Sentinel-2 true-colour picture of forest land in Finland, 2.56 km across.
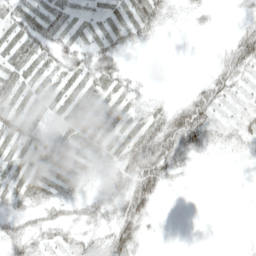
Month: April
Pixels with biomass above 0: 60%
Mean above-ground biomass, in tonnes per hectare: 22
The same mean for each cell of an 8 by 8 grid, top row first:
28 35 16 18 34 6 7 8
37 33 29 30 6 0 1 47
37 26 32 32 6 0 25 21
30 19 40 23 20 38 37 9
27 39 35 22 47 62 23 13
19 27 18 24 57 16 0 0
18 28 20 26 36 0 0 0
30 16 17 50 15 0 0 0
